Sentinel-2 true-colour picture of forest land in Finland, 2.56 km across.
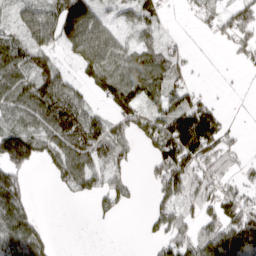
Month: March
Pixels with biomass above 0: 65%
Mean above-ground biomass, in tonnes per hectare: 65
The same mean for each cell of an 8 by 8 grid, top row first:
45 92 171 38 61 4 35 64
80 72 102 94 57 30 1 47
84 116 46 108 105 45 2 2
77 114 113 57 78 82 78 1
134 68 118 97 37 160 109 24
65 16 101 63 16 111 69 37
115 0 1 47 8 69 56 92
99 29 0 0 10 71 88 156
